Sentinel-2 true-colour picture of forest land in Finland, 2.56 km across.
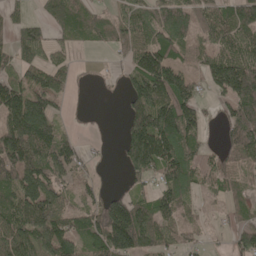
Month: May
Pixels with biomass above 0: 73%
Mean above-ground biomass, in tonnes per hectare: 88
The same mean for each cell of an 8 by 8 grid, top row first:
35 57 72 47 81 98 98 113
82 64 22 48 113 79 71 108
76 88 18 18 165 139 78 185
168 109 8 0 152 169 28 108
178 133 42 8 210 157 34 103
141 122 44 8 80 110 64 63
125 134 62 134 96 95 13 44
114 129 79 172 128 51 19 64
